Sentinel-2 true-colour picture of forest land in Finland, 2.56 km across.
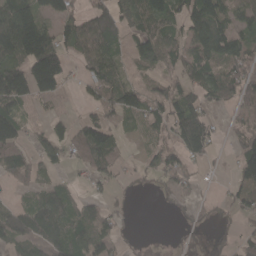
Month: April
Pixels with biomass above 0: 64%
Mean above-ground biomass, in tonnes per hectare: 70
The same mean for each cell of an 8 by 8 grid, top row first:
153 70 64 91 100 65 147 52
146 157 93 72 92 68 109 63
142 189 43 86 25 56 86 89
93 18 20 78 83 93 53 44
98 77 88 84 28 78 78 64
63 29 18 41 30 64 6 83
65 128 56 35 0 15 10 54
112 113 92 63 1 5 2 42
